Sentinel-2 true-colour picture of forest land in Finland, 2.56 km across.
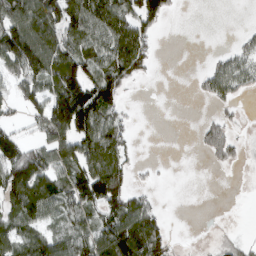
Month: March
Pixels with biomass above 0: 60%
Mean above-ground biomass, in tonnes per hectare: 62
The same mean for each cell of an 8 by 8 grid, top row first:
114 128 120 135 86 7 0 0
130 136 89 121 77 0 2 40
57 91 119 105 17 0 60 70
23 106 171 80 0 0 10 15
83 86 110 97 0 0 62 22
106 81 95 113 8 0 0 4
105 93 76 97 66 0 0 1
83 93 71 135 147 11 6 19
